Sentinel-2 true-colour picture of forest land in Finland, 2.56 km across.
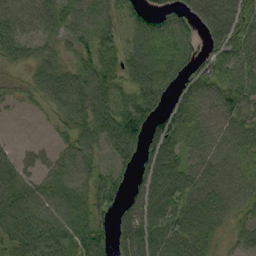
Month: September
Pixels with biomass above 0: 84%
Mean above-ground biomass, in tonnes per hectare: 61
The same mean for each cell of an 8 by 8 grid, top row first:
74 70 65 47 44 59 93 86
46 31 49 52 93 108 39 69
20 68 81 63 91 59 57 61
10 30 77 71 71 66 53 59
15 16 65 69 52 63 58 67
74 51 72 59 37 54 40 51
86 70 75 44 70 80 75 30
73 74 80 54 103 74 53 40
